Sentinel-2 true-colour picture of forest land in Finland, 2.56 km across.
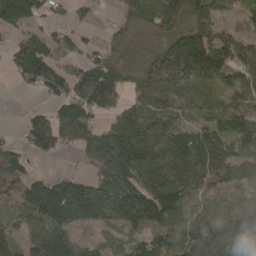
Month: April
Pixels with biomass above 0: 79%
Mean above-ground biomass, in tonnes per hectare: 92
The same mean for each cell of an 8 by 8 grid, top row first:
187 39 17 15 80 107 91 51
67 97 39 57 41 142 133 85
50 118 95 133 77 99 90 84
3 57 109 64 84 65 55 105
33 86 71 168 193 169 141 97
109 47 53 115 113 127 99 66
75 197 179 138 147 119 54 69
66 153 49 41 70 96 116 90
